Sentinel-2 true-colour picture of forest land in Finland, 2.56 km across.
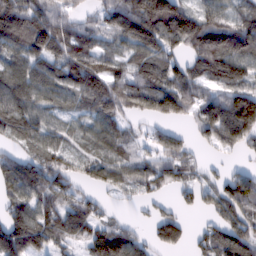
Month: February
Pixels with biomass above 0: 81%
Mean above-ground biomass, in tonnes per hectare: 83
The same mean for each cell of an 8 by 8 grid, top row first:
129 87 35 80 149 146 74 64
89 119 95 50 110 71 129 120
112 84 109 91 83 95 78 75
113 68 54 84 66 95 109 202
46 75 51 79 33 60 45 73
122 102 50 73 73 62 29 89
82 82 70 20 15 31 43 97
168 99 55 132 43 65 64 112
